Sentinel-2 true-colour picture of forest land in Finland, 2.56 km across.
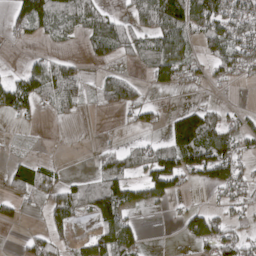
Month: April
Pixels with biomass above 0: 54%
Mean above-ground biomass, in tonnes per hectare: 56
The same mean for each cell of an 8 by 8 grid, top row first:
73 121 92 37 82 100 124 110
7 17 13 71 68 86 50 113
50 114 60 64 25 53 35 34
52 22 24 24 48 35 62 31
6 3 2 13 43 110 127 55
56 46 17 87 75 113 92 71
38 47 54 116 37 14 39 37
8 76 35 117 30 5 81 69
